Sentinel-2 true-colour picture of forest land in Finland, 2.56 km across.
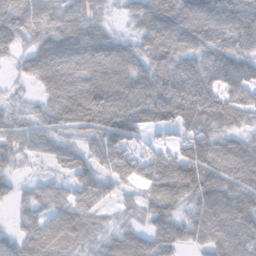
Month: November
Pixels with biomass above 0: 86%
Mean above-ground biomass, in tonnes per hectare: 79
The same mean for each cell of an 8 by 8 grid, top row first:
50 61 39 13 67 117 108 93
37 60 74 69 68 76 96 95
14 86 95 106 95 129 99 116
31 58 106 130 123 146 138 99
62 55 48 123 46 62 101 59
31 24 62 68 95 165 116 101
34 62 68 27 59 70 114 133
52 76 47 49 67 84 78 105
